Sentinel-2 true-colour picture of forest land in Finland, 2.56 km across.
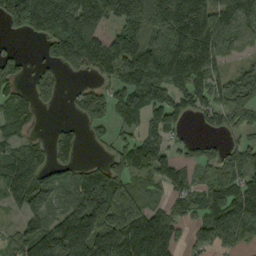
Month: September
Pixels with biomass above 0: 74%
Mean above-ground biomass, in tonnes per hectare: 118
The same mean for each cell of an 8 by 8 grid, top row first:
190 280 255 154 224 251 208 119
19 72 244 127 168 279 211 67
72 69 25 69 205 168 98 121
94 8 46 66 125 63 58 72
84 70 53 51 142 39 32 55
124 89 73 128 84 96 47 95
43 99 159 247 125 68 111 176
70 162 194 186 198 79 92 80
